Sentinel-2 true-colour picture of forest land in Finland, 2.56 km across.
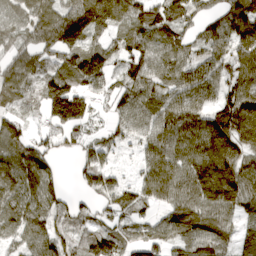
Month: March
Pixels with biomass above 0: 86%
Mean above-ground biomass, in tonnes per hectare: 86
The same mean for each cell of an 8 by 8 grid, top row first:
92 110 130 110 93 85 55 121
75 87 94 62 93 83 71 88
101 103 110 58 91 82 89 92
61 94 119 47 92 106 82 129
103 64 46 51 66 99 114 99
111 99 43 52 63 96 125 109
105 97 54 70 61 95 94 82
63 99 67 83 66 72 105 63
